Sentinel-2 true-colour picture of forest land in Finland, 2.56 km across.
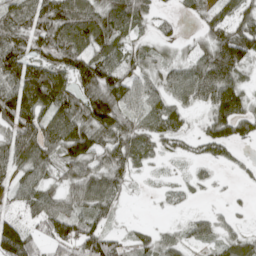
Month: April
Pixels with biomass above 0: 78%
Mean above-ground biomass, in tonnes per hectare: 60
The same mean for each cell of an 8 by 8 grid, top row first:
86 95 100 91 43 15 44 65
84 76 76 69 33 22 64 100
96 110 84 89 47 51 87 46
120 76 91 109 58 56 45 71
81 86 112 83 49 33 53 35
54 47 68 68 13 10 11 8
35 67 47 39 1 8 8 7
135 57 98 51 34 34 34 40
